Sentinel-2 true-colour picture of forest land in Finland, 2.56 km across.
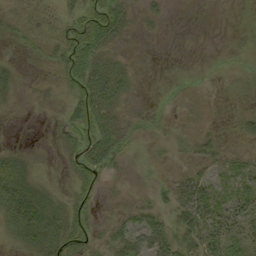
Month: September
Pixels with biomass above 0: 51%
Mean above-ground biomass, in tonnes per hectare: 17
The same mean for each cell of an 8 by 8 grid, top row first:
3 8 33 45 11 0 0 0
4 14 48 21 2 0 0 1
11 2 36 49 5 3 1 6
1 1 26 27 15 4 3 9
4 2 25 35 4 7 18 7
45 4 20 9 2 15 21 35
47 35 13 4 18 31 39 29
20 32 20 24 43 37 34 30
